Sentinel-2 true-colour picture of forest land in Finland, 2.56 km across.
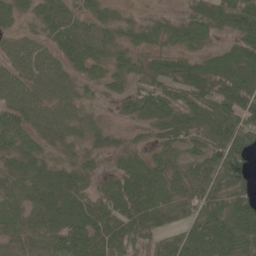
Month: June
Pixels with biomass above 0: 89%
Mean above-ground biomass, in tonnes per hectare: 55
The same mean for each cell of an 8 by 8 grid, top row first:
42 48 43 28 16 19 73 84
39 37 73 42 44 39 27 67
50 53 33 37 50 67 81 88
54 45 32 9 52 69 90 105
46 23 24 20 19 48 67 93
54 56 46 33 70 44 64 77
47 74 81 71 89 57 65 66
55 60 85 91 56 55 95 85
